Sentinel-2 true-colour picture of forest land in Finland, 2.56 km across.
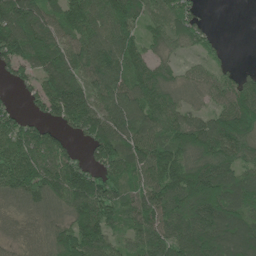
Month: June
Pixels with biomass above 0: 87%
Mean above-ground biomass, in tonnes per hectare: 104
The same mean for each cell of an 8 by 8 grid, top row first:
165 98 131 148 82 81 12 0
137 131 130 132 68 51 39 0
47 115 106 140 112 54 63 74
37 72 147 139 143 95 59 141
107 89 32 134 140 107 139 133
125 125 125 89 101 140 184 106
66 88 125 104 117 128 175 103
50 94 149 82 116 130 164 129
